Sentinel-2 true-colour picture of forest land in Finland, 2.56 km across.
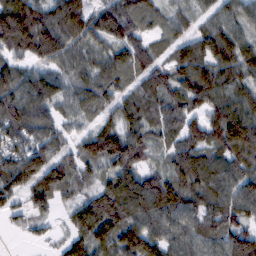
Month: February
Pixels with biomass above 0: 92%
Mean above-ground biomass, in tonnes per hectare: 91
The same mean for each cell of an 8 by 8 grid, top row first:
166 117 142 125 86 46 50 73
108 140 85 77 74 69 89 91
102 91 74 79 86 92 110 74
129 90 62 62 92 100 96 104
83 96 67 129 107 69 97 122
128 118 67 90 98 89 95 90
35 24 79 141 134 103 90 101
3 21 71 100 130 81 78 113
